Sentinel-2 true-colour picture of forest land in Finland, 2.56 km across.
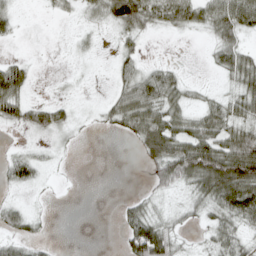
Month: April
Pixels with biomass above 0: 57%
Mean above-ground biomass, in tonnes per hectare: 36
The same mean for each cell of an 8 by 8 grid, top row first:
23 6 16 68 78 64 62 79
2 0 10 11 15 0 19 53
62 1 3 16 57 39 4 58
47 45 6 42 81 52 50 59
7 10 6 0 62 72 84 96
38 7 0 0 15 75 115 133
26 3 0 2 34 18 39 91
29 11 0 0 116 38 26 42
